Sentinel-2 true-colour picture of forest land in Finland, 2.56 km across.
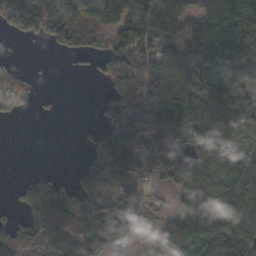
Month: November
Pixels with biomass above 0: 72%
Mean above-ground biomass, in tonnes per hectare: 95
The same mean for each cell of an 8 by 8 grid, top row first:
158 157 123 86 131 115 94 151
0 28 78 80 111 101 90 127
72 4 4 99 127 113 69 131
33 11 0 78 129 129 108 116
0 0 12 152 127 138 149 67
8 44 64 136 109 151 152 117
34 122 156 137 79 66 152 104
136 101 163 141 68 148 106 82
